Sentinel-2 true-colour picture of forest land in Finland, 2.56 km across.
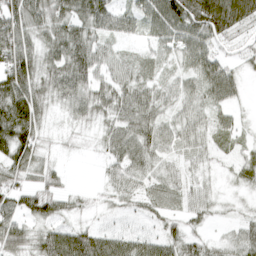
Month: April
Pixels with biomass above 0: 86%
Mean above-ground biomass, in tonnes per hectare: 49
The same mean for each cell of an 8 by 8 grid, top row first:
89 71 66 65 53 94 102 71
97 49 77 30 21 48 53 29
89 57 74 56 39 33 62 28
97 37 47 56 65 36 40 16
91 17 11 48 70 41 30 16
50 39 0 37 53 38 23 24
55 61 25 23 29 35 37 11
64 67 75 55 43 48 30 47
